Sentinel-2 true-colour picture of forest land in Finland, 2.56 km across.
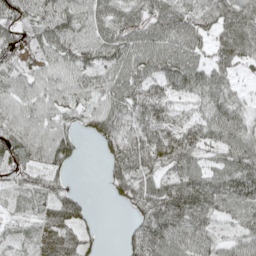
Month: May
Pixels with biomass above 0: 86%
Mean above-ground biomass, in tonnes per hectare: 65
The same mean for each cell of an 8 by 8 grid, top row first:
66 69 63 65 56 85 63 86
66 56 71 71 82 79 58 81
59 63 61 70 90 79 73 31
71 65 49 90 94 50 60 54
91 84 35 68 97 99 62 76
49 49 0 51 78 72 68 103
23 58 47 3 74 128 81 79
26 58 65 0 91 78 59 55
